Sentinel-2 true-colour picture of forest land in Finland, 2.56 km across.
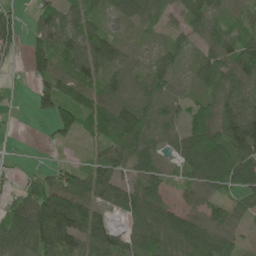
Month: June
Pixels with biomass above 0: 81%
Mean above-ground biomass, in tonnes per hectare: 70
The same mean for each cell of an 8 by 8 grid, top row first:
35 44 54 35 62 47 76 37
33 71 90 83 14 46 56 91
5 68 80 68 67 38 69 83
6 51 81 99 101 62 68 89
2 15 20 69 72 42 127 131
20 66 78 69 73 30 114 125
72 154 134 59 108 62 82 51
84 117 94 92 96 111 129 44
